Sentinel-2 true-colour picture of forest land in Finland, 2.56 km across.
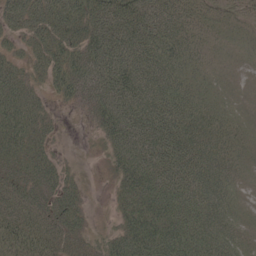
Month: May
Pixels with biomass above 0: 89%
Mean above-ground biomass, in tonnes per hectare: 49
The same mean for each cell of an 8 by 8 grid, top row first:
53 75 76 73 65 47 31 27
19 62 62 73 67 53 27 27
44 39 61 76 63 48 29 20
60 20 16 69 71 65 42 26
58 28 1 41 63 68 53 31
46 46 15 21 73 69 60 28
62 49 34 16 72 70 64 26
80 58 37 40 79 71 60 35
